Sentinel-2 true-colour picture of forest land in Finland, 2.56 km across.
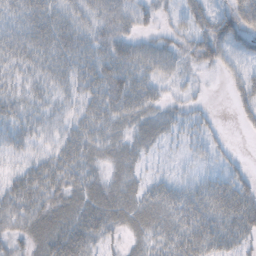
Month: October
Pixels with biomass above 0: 78%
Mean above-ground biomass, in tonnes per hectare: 33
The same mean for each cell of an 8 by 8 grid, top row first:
31 46 38 50 23 17 38 47
35 43 42 46 33 27 44 32
25 29 41 56 40 18 3 29
34 25 32 46 37 17 10 14
24 25 49 33 27 14 18 1
26 49 39 27 19 14 18 21
49 43 46 49 41 41 49 55
27 51 56 16 28 41 48 34
